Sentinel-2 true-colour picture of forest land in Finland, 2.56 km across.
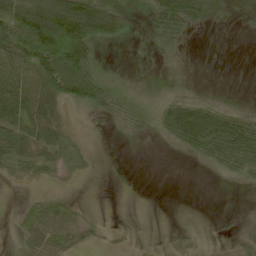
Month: May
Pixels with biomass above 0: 49%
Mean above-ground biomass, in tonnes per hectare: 35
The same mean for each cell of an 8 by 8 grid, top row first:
107 120 121 61 11 100 29 2
109 153 138 9 5 20 0 0
118 105 117 13 5 5 1 0
83 62 16 31 13 75 72 27
63 60 24 2 4 28 70 82
13 12 15 0 0 0 2 24
5 20 6 0 0 0 0 1
13 44 19 3 1 5 2 6
